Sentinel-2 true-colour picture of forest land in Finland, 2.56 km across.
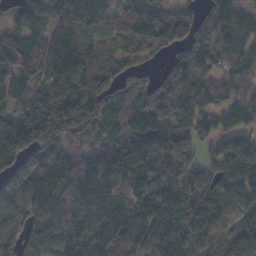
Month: November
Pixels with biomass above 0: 89%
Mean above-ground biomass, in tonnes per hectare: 108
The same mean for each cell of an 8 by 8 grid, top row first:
59 74 161 97 119 86 75 93
125 133 150 54 60 77 92 86
90 113 129 70 62 168 85 57
85 128 130 97 145 141 78 85
168 103 59 103 113 164 35 59
128 134 160 155 107 127 59 122
92 121 133 164 118 140 106 116
90 130 138 129 126 123 95 117
